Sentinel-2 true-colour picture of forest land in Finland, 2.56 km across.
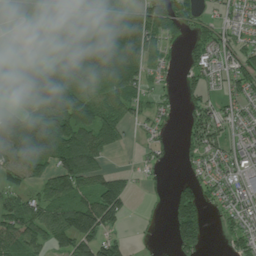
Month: July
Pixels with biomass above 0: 69%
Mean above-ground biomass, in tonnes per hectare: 73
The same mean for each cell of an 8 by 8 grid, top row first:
105 88 91 92 92 91 26 52
25 82 104 90 83 19 80 67
107 155 70 69 57 17 60 84
73 122 99 77 48 20 87 51
102 128 128 60 30 19 83 69
57 89 140 58 24 7 50 69
88 90 121 127 4 73 34 71
113 82 129 65 9 79 32 52
